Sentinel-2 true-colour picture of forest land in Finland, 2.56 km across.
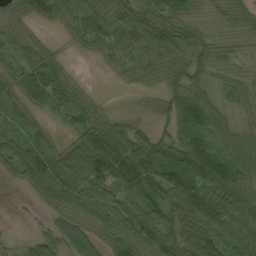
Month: September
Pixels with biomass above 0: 89%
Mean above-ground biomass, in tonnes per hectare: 66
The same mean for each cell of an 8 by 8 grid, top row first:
30 44 68 62 67 68 24 48
42 29 22 66 85 82 58 23
45 106 16 10 29 44 42 37
38 46 69 17 13 74 92 31
65 49 76 139 96 69 84 79
39 119 114 109 124 141 140 96
3 35 58 63 90 90 114 92
16 70 93 48 83 87 101 95
